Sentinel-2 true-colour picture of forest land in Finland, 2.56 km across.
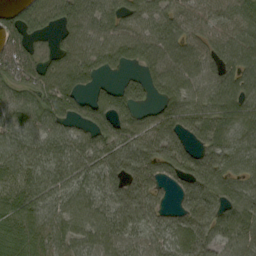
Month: September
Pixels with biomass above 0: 88%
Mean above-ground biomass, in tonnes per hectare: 73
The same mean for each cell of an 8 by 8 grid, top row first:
63 79 96 75 78 74 61 71
78 35 73 85 79 78 65 81
65 66 86 33 62 89 68 87
66 76 77 116 46 94 83 88
71 73 74 91 93 85 69 68
72 88 77 77 97 83 96 50
71 64 61 63 76 50 81 78
57 66 64 58 49 73 71 68
